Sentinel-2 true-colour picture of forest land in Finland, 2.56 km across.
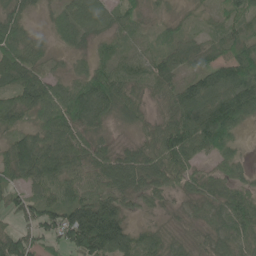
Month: June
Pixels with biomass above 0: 93%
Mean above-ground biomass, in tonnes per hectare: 63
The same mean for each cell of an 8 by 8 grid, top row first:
46 19 76 54 30 21 19 49
76 29 30 33 18 49 56 60
85 55 44 79 54 51 77 100
62 68 101 54 33 68 114 105
68 73 74 30 47 96 89 33
60 77 63 81 84 68 52 39
49 71 119 97 37 19 53 93
101 61 134 132 58 31 42 69
